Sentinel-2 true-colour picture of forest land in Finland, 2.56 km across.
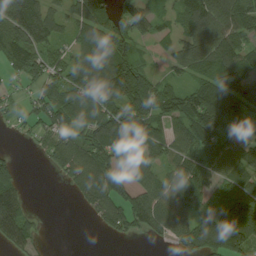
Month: August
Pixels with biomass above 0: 76%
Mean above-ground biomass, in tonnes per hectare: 90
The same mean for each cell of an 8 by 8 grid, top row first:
185 118 100 84 98 67 152 127
140 90 73 114 44 78 125 81
30 80 120 167 105 51 83 136
22 87 96 113 110 90 137 111
6 71 76 137 135 82 118 76
41 6 89 107 81 97 71 96
83 0 24 107 106 109 93 186
91 8 0 19 19 62 157 177
